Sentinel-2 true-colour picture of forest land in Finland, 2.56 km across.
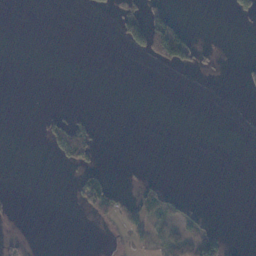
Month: November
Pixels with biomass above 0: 12%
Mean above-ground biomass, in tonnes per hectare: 12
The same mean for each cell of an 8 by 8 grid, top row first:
0 0 0 17 91 24 0 14
0 0 0 0 59 134 9 0
0 0 0 0 0 0 1 8
0 7 5 0 0 0 0 0
0 18 80 0 0 0 0 0
0 0 20 11 5 0 0 0
4 0 9 35 50 22 1 0
12 0 0 3 16 49 76 0
